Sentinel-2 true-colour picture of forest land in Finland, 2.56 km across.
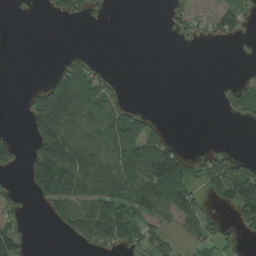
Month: August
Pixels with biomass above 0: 40%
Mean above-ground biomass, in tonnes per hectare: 43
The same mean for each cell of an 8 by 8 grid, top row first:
0 10 37 4 0 21 20 52
0 0 4 0 0 2 5 0
0 31 103 14 0 0 0 15
2 211 89 55 29 0 0 35
36 121 72 78 88 24 4 0
6 135 119 105 106 122 66 82
23 41 74 82 81 85 24 67
74 0 50 70 60 24 49 19
